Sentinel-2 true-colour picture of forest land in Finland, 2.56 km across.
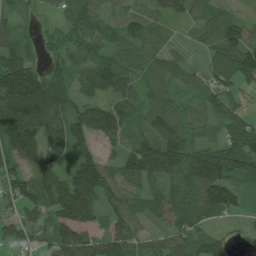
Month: July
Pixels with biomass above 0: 85%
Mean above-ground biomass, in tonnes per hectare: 96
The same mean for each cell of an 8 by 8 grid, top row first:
47 18 80 45 65 73 71 48
107 40 72 69 77 35 70 142
211 95 79 114 62 71 64 103
210 164 97 122 88 71 58 53
180 171 98 67 103 150 53 99
72 126 160 91 130 90 168 104
70 120 214 86 76 110 138 63
87 103 135 118 61 90 69 22
